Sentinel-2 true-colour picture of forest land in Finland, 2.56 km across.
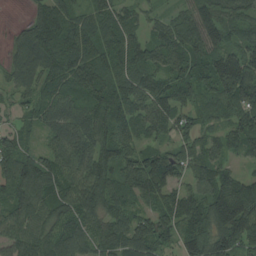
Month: August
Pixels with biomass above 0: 92%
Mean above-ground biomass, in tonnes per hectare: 101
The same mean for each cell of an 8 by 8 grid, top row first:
3 122 71 90 54 64 112 79
66 134 130 101 101 118 134 107
83 93 119 110 113 92 122 198
41 80 88 131 105 96 63 117
83 56 96 117 62 71 76 97
132 127 112 91 180 81 90 65
98 99 109 86 63 120 125 186
109 96 97 102 140 82 128 131
